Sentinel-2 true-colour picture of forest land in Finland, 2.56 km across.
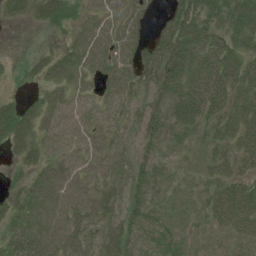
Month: July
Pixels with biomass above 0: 83%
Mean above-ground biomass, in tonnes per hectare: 37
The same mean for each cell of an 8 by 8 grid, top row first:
23 43 22 39 23 50 42 63
0 12 43 51 39 74 48 36
6 31 28 46 42 51 58 50
38 41 31 25 35 55 48 45
35 32 26 38 32 20 24 38
11 50 44 45 38 20 27 31
33 50 52 41 36 22 28 42
41 55 53 46 34 28 19 29
